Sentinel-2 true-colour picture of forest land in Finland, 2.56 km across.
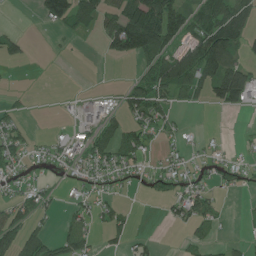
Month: June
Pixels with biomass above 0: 46%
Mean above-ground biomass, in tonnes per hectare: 43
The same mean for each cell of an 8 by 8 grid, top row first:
0 72 76 52 145 108 102 90
35 2 1 54 142 74 153 56
1 0 0 1 62 131 97 115
20 0 26 34 76 19 5 15
44 22 40 72 49 16 11 10
25 17 22 31 26 45 18 30
55 25 29 34 0 36 38 2
70 56 63 22 17 3 34 13
